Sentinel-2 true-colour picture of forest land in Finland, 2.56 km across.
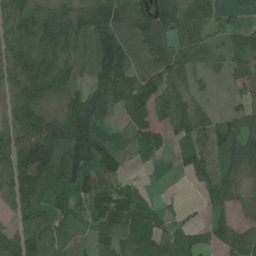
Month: July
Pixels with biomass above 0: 81%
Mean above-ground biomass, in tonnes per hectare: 79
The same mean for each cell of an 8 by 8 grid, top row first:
88 93 83 113 97 112 78 25
90 116 70 157 93 85 64 52
81 125 48 135 87 75 27 59
67 70 128 63 89 103 42 50
88 164 146 67 58 46 108 126
117 114 111 76 4 10 78 66
67 63 45 102 60 8 32 34
92 85 26 66 87 71 56 91
